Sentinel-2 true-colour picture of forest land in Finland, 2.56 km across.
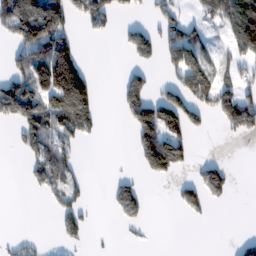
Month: February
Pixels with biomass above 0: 38%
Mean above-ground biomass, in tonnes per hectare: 66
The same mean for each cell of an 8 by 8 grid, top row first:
156 171 74 64 18 63 56 154
77 170 51 1 97 127 46 103
106 212 179 3 75 66 97 61
140 116 162 3 142 142 74 164
26 109 44 0 116 121 0 4
0 93 29 14 34 38 84 2
0 13 60 36 44 22 38 0
22 5 39 6 8 0 0 21
